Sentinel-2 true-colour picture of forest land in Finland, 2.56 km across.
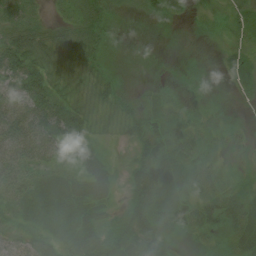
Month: July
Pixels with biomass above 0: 94%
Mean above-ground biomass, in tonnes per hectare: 36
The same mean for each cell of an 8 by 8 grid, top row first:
49 14 48 25 22 18 11 30
74 55 52 16 6 5 6 24
69 58 24 24 9 9 8 29
66 87 42 24 41 23 11 6
70 73 30 8 42 45 19 12
52 39 34 22 52 51 35 13
39 50 49 22 65 64 49 55
29 35 48 57 73 26 13 43
